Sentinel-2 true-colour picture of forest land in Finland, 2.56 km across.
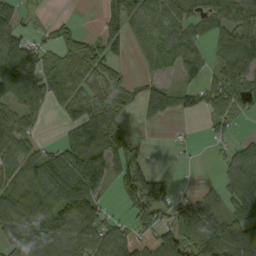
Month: September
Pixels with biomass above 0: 68%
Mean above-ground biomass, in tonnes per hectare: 62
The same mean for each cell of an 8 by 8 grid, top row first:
44 7 2 10 54 71 75 82
91 45 74 30 26 62 42 103
138 84 59 53 27 22 42 78
67 34 61 70 43 54 52 36
81 22 96 102 14 7 16 29
60 92 115 63 99 11 2 81
98 91 138 16 91 69 82 60
88 102 75 76 34 86 98 118
